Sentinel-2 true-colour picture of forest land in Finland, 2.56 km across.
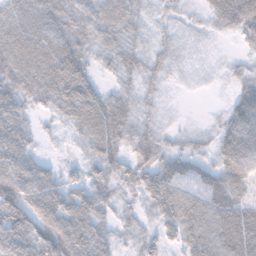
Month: November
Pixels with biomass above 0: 90%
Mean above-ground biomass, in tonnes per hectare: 47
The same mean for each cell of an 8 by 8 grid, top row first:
57 54 50 54 27 16 31 92
66 65 52 47 30 24 10 16
55 62 61 21 35 11 8 32
54 26 65 66 31 6 6 57
72 9 27 57 56 25 27 87
79 44 26 47 54 58 40 60
70 72 69 38 33 79 72 59
65 75 73 40 38 34 75 82
